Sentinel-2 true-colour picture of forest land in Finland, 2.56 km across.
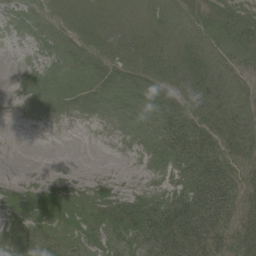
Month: August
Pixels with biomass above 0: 71%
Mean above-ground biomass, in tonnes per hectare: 15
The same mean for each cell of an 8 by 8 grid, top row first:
7 7 19 15 10 7 13 21
0 8 9 15 16 12 10 12
2 7 12 16 15 11 18 7
0 1 3 10 17 20 17 15
0 0 0 1 10 30 24 19
2 4 3 2 4 15 38 17
18 20 16 19 27 41 47 23
15 22 14 14 29 48 36 33
